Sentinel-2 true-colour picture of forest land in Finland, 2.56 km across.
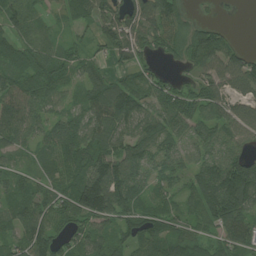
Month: July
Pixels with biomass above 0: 87%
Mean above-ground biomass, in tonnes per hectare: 68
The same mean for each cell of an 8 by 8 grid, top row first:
52 25 54 81 100 71 7 4
59 43 36 77 64 57 125 28
64 81 50 55 63 29 68 80
90 54 51 125 66 87 72 57
57 48 88 88 86 61 69 47
42 34 86 133 62 63 94 151
63 66 117 117 67 52 84 94
58 83 65 59 74 67 47 75
